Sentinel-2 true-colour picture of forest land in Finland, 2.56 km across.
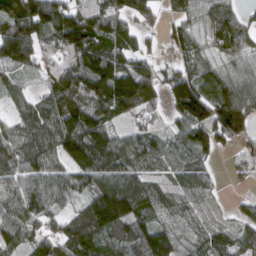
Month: March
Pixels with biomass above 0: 86%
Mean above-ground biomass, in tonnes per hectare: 104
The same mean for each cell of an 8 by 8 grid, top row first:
143 164 136 101 71 66 81 68
178 84 184 131 57 65 66 93
40 72 161 185 152 111 111 95
45 112 176 113 71 86 148 183
110 112 167 123 90 72 55 58
94 110 109 125 90 73 51 29
100 97 65 257 111 83 39 27
85 118 173 117 134 87 80 80
